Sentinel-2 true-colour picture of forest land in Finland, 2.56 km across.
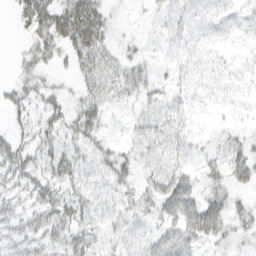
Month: March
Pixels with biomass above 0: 59%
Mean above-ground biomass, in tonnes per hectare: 25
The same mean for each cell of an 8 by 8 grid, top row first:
23 51 72 13 3 20 19 14
4 31 45 16 8 13 20 5
17 11 15 20 24 13 17 9
19 29 31 10 19 27 9 10
26 33 27 14 28 30 11 23
32 35 27 32 22 49 25 30
22 40 34 22 21 57 57 18
34 32 34 20 23 52 30 14
